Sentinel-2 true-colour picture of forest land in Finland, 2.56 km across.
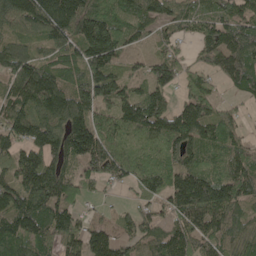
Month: May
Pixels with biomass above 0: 86%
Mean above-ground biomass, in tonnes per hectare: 127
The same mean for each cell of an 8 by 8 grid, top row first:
164 232 219 139 126 95 100 122
101 85 154 187 36 52 103 138
163 169 106 143 89 91 68 112
136 175 170 104 171 143 113 37
132 168 211 110 82 123 111 78
159 210 97 91 119 143 152 157
186 183 65 24 62 143 183 115
145 111 121 125 110 130 117 101
